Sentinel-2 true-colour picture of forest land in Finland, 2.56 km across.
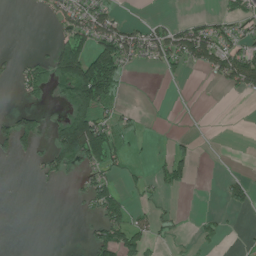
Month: June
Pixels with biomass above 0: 31%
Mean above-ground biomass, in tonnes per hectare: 35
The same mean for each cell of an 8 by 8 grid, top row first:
0 25 71 44 4 6 16 37
1 15 84 108 62 78 84 48
32 74 180 105 0 9 12 90
35 10 103 27 4 0 0 0
71 41 202 53 5 13 0 0
0 33 28 32 14 49 0 15
0 0 8 71 20 13 2 27
0 0 6 84 50 15 19 2
